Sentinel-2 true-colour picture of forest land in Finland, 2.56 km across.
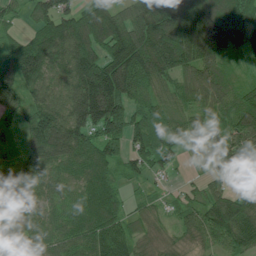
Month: July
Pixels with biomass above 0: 90%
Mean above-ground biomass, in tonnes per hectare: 110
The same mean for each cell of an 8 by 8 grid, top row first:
41 106 127 135 157 198 154 120
76 162 172 170 201 237 166 81
123 102 211 299 147 111 153 52
75 138 191 233 83 78 79 120
41 188 132 108 88 54 70 100
95 88 91 74 49 18 36 35
88 79 104 110 31 34 108 128
71 69 97 126 49 35 54 95
